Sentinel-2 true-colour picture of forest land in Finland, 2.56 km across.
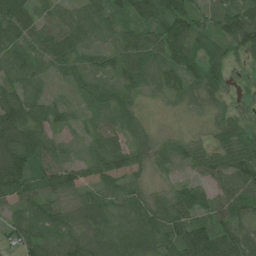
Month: July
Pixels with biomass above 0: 91%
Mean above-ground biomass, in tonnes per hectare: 59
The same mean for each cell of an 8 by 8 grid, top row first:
89 48 74 70 53 89 39 93
60 74 69 57 98 97 46 74
51 26 48 58 61 49 64 6
97 60 24 58 16 7 19 15
124 61 17 62 38 34 25 57
111 63 45 84 27 25 47 71
49 61 55 59 73 81 52 52
53 75 58 77 78 73 102 73
